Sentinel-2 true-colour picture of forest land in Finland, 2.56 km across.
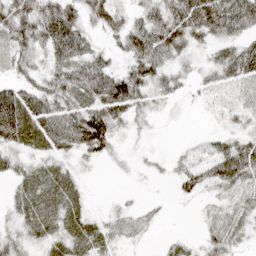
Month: April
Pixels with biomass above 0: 79%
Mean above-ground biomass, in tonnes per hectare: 44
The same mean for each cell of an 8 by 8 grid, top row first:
76 74 53 59 46 73 137 140
51 56 69 28 81 63 33 58
33 46 70 75 74 32 23 41
87 71 65 63 31 6 5 18
50 52 64 37 7 5 26 58
37 47 16 4 7 33 52 76
31 51 32 11 10 2 15 30
31 34 46 24 6 15 30 16
